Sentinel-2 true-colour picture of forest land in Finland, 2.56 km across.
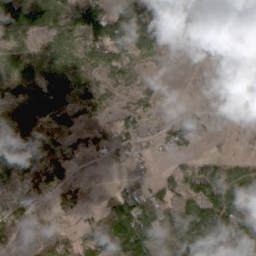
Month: March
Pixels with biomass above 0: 60%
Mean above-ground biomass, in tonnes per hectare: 53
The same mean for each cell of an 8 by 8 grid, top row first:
80 74 94 96 89 89 0 0
27 46 43 92 53 3 0 1
65 53 35 38 19 0 0 0
101 162 37 27 38 23 35 8
88 103 48 50 25 53 17 0
107 115 14 5 20 39 98 76
71 30 41 78 100 53 97 143
22 40 54 118 113 35 68 43
